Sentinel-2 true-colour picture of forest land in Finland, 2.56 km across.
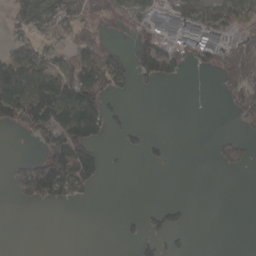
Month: April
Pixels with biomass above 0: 38%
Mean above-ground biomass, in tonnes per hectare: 44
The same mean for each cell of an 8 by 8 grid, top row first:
52 90 85 61 65 83 94 97
68 66 93 34 58 56 79 92
140 99 139 92 32 26 0 106
106 118 130 27 0 0 0 66
1 55 93 6 20 0 2 18
41 124 85 3 0 0 0 3
5 15 3 0 5 21 0 0
0 0 0 0 24 12 0 0
